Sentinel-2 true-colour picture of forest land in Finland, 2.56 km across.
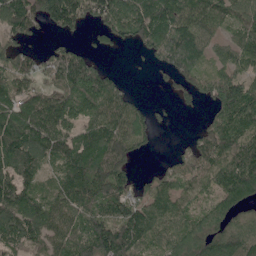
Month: May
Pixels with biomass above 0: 79%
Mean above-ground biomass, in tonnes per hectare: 112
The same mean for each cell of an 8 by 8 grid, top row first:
158 128 128 160 163 136 108 87
73 43 42 38 76 212 89 86
108 94 184 82 1 68 124 116
119 149 104 118 61 17 46 167
157 127 115 148 55 12 143 172
121 59 135 174 27 97 134 205
134 100 122 126 128 113 104 108
96 94 114 196 132 122 138 154
